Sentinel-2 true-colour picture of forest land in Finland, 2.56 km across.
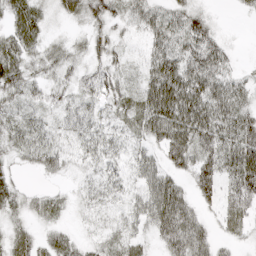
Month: April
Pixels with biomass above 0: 85%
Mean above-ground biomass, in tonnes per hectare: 41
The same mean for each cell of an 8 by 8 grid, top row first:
46 22 33 40 56 42 26 4
52 26 18 42 26 52 63 5
52 28 32 46 43 83 75 33
36 29 51 28 61 84 69 57
35 42 30 32 31 64 54 73
18 19 18 29 44 38 59 79
33 34 17 22 49 91 23 50
43 30 22 27 27 76 43 16
